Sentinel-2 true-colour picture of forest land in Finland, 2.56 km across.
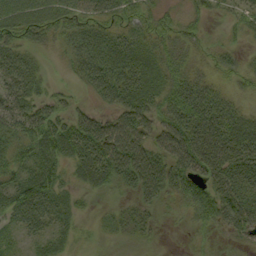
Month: September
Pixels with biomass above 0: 79%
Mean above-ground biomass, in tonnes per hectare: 41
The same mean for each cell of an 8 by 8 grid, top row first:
55 52 40 34 32 17 19 25
43 18 46 64 51 38 16 16
54 16 26 66 59 48 31 21
48 38 24 36 57 64 76 38
43 57 67 87 59 77 77 67
40 52 33 52 76 62 54 57
57 55 16 8 25 12 59 74
16 31 9 6 11 1 14 23
